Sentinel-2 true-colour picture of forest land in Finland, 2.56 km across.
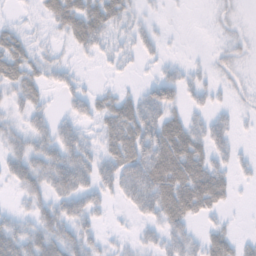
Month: November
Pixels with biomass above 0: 60%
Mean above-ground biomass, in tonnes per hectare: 31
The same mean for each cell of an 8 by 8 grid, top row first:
8 28 60 45 15 1 3 7
46 16 28 21 23 2 4 17
47 25 15 5 10 33 17 9
20 21 29 44 57 27 25 10
26 42 53 43 66 66 42 9
40 56 61 45 69 66 58 12
13 38 44 11 42 59 34 2
50 49 45 11 18 37 31 17
